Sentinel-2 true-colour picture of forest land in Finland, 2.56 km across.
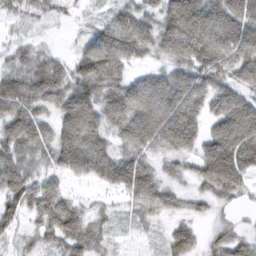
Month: March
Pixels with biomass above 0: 89%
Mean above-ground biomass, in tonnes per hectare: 85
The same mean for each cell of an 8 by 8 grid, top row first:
32 36 17 50 79 151 157 148
37 17 42 138 79 122 143 141
79 114 97 113 71 101 96 81
88 50 135 117 146 160 87 127
89 84 152 69 109 113 97 144
89 61 60 109 111 47 101 105
58 90 54 26 73 53 34 23
33 56 102 33 12 79 34 66
